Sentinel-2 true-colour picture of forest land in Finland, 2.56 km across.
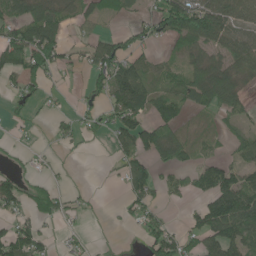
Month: June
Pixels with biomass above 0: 56%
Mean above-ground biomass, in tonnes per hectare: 52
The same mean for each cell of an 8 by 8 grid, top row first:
58 87 44 24 31 125 137 80
117 105 26 92 40 33 69 76
42 38 8 101 84 42 106 54
27 11 23 58 70 44 26 34
10 7 16 33 91 93 20 31
38 19 0 9 73 26 70 60
46 55 19 3 50 4 79 125
108 34 21 3 46 67 84 87
